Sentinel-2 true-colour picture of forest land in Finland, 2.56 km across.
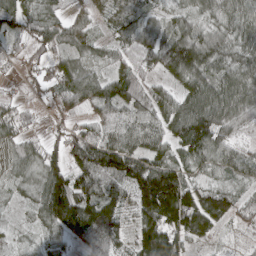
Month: April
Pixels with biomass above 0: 89%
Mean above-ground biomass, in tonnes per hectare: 74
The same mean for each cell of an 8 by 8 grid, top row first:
77 64 31 53 62 51 55 65
35 60 42 29 83 131 108 60
14 53 105 88 41 60 75 75
44 20 59 79 74 97 124 100
64 44 90 99 75 73 116 45
57 84 73 91 155 107 38 57
13 98 135 103 123 189 130 84
12 41 70 104 114 103 57 10
